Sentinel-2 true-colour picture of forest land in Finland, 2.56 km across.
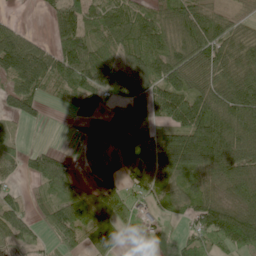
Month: June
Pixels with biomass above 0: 78%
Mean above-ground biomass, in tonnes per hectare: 86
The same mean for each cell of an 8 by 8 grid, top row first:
7 32 110 107 80 118 94 36
116 49 131 67 113 109 119 84
88 93 129 121 111 107 88 112
62 15 88 63 82 141 152 148
37 9 35 84 121 195 226 165
25 101 23 26 80 89 111 135
54 61 110 115 34 41 107 111
55 27 47 67 23 24 80 91
